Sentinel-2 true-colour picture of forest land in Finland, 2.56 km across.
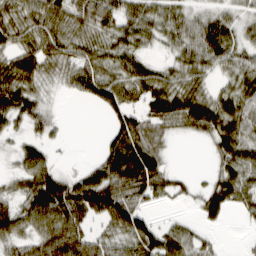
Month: March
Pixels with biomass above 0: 76%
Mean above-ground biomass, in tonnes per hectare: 45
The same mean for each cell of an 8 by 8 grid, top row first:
48 61 55 54 51 43 39 23
46 56 46 45 30 38 76 39
69 25 62 61 61 44 28 45
67 27 0 45 49 66 68 54
21 26 0 48 64 5 21 64
32 69 35 75 80 21 17 62
42 90 65 90 38 5 39 26
40 69 64 37 71 54 17 2
